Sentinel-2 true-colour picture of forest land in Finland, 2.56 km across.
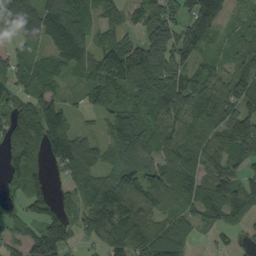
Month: September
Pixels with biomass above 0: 84%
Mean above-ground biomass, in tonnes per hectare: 75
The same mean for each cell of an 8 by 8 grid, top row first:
93 130 96 50 59 56 108 44
31 57 107 83 90 89 44 63
63 64 42 104 94 77 75 83
66 108 24 59 63 80 100 97
98 118 92 56 89 104 88 111
63 29 63 73 95 91 92 72
21 27 71 153 96 71 101 88
37 30 34 93 101 98 19 22
